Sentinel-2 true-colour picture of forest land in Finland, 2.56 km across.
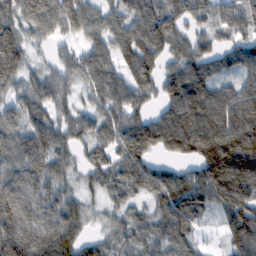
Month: February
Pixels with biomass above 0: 89%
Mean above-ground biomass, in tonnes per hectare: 87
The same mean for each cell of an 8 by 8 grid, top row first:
80 106 97 78 112 91 69 67
94 28 56 87 123 58 61 65
76 65 65 88 83 107 105 78
75 74 56 80 52 111 148 149
86 97 56 73 116 113 164 161
89 92 35 71 85 79 127 168
123 78 55 36 46 117 58 116
146 121 67 50 62 84 13 107
